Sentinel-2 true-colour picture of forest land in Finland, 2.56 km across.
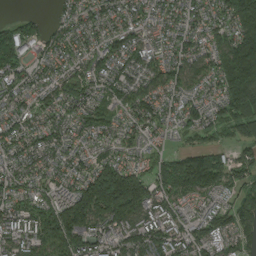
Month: August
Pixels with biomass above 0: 92%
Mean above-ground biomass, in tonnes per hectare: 112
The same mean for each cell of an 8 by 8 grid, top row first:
33 24 83 83 70 72 76 165
172 76 71 82 90 90 90 233
122 81 98 111 89 112 81 249
96 91 98 77 118 71 77 156
95 95 62 68 67 25 52 66
85 78 98 280 110 228 220 103
97 124 236 278 154 87 68 149
105 143 163 106 132 108 118 121
